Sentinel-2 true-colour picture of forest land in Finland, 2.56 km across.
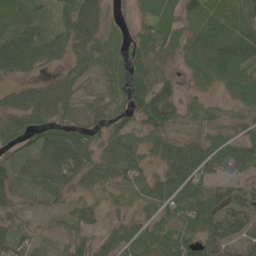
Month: May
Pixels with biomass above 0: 87%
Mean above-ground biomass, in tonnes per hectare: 53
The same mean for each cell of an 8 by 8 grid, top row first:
27 28 89 22 35 58 74 62
94 74 54 47 57 41 82 95
32 20 30 44 64 24 37 85
53 52 42 41 69 48 29 42
44 77 77 45 37 56 67 64
46 85 60 44 47 86 58 47
33 25 39 16 23 71 70 73
60 23 45 43 56 76 70 66
